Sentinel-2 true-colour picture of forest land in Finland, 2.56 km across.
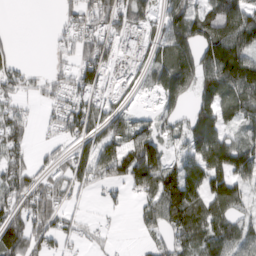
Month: March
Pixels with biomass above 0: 70%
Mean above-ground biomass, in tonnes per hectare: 74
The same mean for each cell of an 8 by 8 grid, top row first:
0 0 79 110 72 118 99 112
22 10 68 74 47 166 131 135
67 33 96 33 48 169 115 159
53 25 101 68 14 58 99 86
63 13 62 83 127 35 120 65
79 42 75 80 136 94 106 81
63 89 16 15 50 151 97 59
111 70 28 11 18 60 95 89
